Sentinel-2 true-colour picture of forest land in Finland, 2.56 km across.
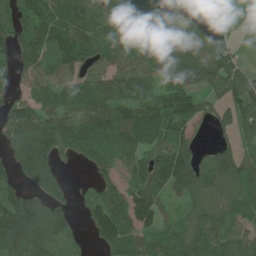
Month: July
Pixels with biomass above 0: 78%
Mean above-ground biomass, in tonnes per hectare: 94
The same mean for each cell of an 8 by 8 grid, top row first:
90 102 122 86 40 42 25 4
104 111 122 94 95 76 106 23
53 72 81 96 81 103 119 148
100 108 100 125 137 137 50 111
115 164 125 98 108 104 25 71
82 92 6 51 121 167 118 134
175 131 24 131 130 35 96 77
178 123 32 88 68 80 94 90
